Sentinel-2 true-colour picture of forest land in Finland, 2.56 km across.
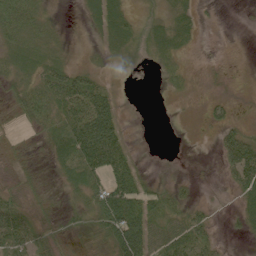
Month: June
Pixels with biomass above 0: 71%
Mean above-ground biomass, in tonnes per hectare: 40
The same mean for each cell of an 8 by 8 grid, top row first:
81 21 9 56 18 36 2 1
46 36 6 36 28 38 0 1
35 67 62 21 0 20 10 4
34 54 96 87 0 5 20 9
19 39 144 125 1 1 3 95
20 14 82 107 32 9 1 66
47 24 31 142 87 39 16 29
99 40 22 63 92 84 44 8
